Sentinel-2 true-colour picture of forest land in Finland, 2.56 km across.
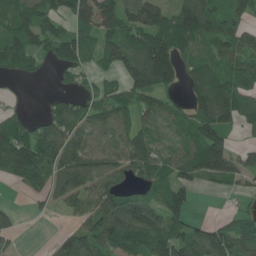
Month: June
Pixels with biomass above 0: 74%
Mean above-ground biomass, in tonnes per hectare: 76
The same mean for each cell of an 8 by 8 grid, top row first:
90 84 95 95 110 99 110 72
92 52 76 82 103 104 59 78
20 7 27 31 136 68 122 100
22 35 60 86 80 54 130 122
120 88 84 72 88 50 162 21
59 79 111 75 68 81 81 58
14 21 54 112 97 85 0 20
18 8 102 120 111 101 114 91
